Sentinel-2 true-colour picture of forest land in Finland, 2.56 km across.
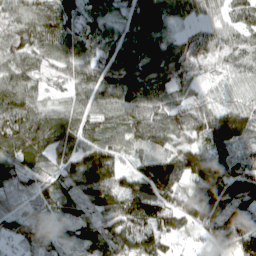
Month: April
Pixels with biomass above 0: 95%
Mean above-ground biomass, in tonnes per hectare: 92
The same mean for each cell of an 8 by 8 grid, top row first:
66 101 95 57 127 69 39 66
64 85 83 71 51 57 67 61
77 42 69 104 128 89 30 39
104 67 76 91 102 78 69 79
109 113 93 83 85 87 111 92
92 69 118 106 131 139 149 159
70 78 72 105 147 117 164 128
87 107 91 162 150 64 75 124
